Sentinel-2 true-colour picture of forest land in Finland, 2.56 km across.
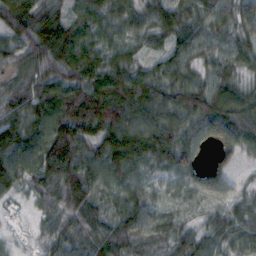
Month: October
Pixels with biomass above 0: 94%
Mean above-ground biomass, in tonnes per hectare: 65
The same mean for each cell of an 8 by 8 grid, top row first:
108 80 50 57 50 72 62 66
48 95 79 55 34 57 40 49
46 67 66 81 69 67 57 48
69 83 109 121 92 84 96 85
99 98 88 119 117 96 41 65
67 68 91 71 37 56 54 18
9 33 73 43 62 28 32 42
7 32 61 84 66 51 46 49
